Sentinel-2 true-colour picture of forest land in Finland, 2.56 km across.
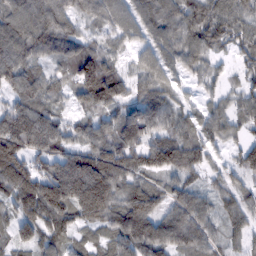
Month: February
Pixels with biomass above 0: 90%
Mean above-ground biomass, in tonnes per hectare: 90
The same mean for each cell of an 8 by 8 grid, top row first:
103 110 64 77 80 87 106 83
109 85 79 48 57 83 81 61
85 68 133 122 69 49 37 43
114 77 49 67 117 65 49 57
169 129 78 111 114 116 64 46
164 129 216 147 78 76 42 53
77 158 151 114 127 81 56 69
71 88 49 93 143 109 68 45
